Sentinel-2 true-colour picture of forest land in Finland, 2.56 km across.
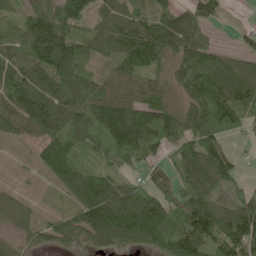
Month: June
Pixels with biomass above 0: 87%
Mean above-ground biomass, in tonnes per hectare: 94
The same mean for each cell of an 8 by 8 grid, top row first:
43 137 94 77 74 101 62 4
80 186 104 76 178 129 77 33
119 100 110 67 70 80 159 133
123 140 105 144 119 89 149 156
25 89 61 92 112 74 120 14
6 36 82 67 48 54 162 49
52 10 89 132 145 86 126 92
39 65 76 110 129 157 126 178
